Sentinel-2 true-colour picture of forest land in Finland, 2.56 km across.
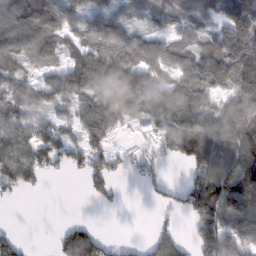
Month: February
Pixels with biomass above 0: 72%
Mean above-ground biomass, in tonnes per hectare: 86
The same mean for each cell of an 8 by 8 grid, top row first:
132 165 81 86 62 82 84 176
110 87 84 114 105 69 96 146
93 73 133 112 97 83 139 136
88 65 82 122 101 110 108 135
109 85 79 50 45 90 123 118
98 34 37 59 42 1 125 137
3 0 0 12 1 47 181 122
54 3 152 23 16 69 140 114
